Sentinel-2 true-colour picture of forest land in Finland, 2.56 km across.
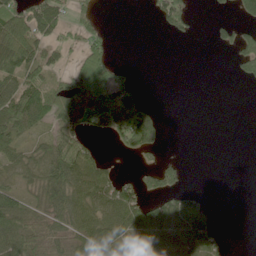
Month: June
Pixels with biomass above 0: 51%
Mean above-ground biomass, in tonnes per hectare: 51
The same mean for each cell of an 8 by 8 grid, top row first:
100 80 38 0 3 94 6 41
128 41 33 23 0 0 5 85
59 49 96 85 4 0 0 40
90 75 106 185 122 0 0 0
43 44 55 25 99 0 0 0
35 77 81 41 43 48 0 0
90 61 79 85 85 84 41 0
70 60 68 73 108 91 65 0
